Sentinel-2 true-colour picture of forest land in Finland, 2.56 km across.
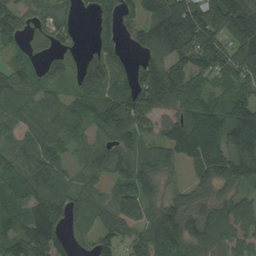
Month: August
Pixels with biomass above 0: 85%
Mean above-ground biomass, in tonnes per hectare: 91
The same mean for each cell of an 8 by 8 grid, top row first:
69 56 22 69 100 179 153 149
45 39 28 61 97 162 130 95
74 51 65 94 111 125 51 74
63 80 59 134 99 75 126 122
67 87 50 96 64 127 156 140
83 101 39 69 108 24 106 130
77 123 53 86 95 96 85 102
98 149 24 68 93 134 126 90
